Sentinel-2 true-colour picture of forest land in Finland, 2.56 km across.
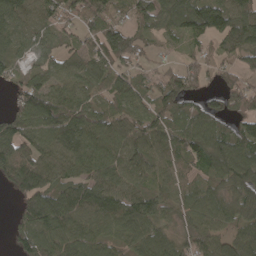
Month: April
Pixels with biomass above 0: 87%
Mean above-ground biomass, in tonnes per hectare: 79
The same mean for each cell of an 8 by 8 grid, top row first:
77 65 82 55 61 100 111 100
43 43 58 112 36 13 30 85
49 82 83 93 49 76 38 58
67 122 98 67 76 81 81 78
112 82 111 88 98 74 108 103
105 107 74 97 68 66 67 110
30 122 111 107 105 51 75 101
43 99 91 73 109 63 58 102
